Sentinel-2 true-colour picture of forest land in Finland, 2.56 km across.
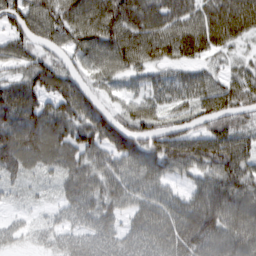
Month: March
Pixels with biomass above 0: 88%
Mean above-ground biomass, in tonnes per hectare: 76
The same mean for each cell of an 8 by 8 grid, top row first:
83 85 94 121 104 97 101 125
67 52 69 100 113 102 80 30
61 97 58 48 44 53 55 55
115 94 103 60 73 58 83 73
148 101 98 109 86 88 92 78
60 26 84 73 75 44 70 97
14 15 63 52 60 65 116 103
29 26 48 54 61 82 118 92
